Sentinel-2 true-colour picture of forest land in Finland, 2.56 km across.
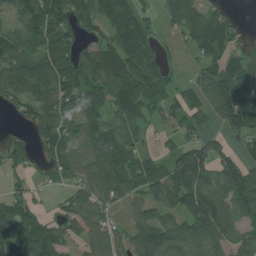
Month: July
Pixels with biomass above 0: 77%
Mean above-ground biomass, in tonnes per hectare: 97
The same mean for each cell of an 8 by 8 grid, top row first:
90 139 97 118 59 84 95 14
91 163 86 92 87 18 128 61
130 120 123 150 167 27 105 131
40 119 171 84 71 73 98 133
70 81 93 115 30 48 81 58
43 26 84 150 105 145 126 138
98 23 105 58 74 98 176 84
172 149 62 93 135 119 99 77
